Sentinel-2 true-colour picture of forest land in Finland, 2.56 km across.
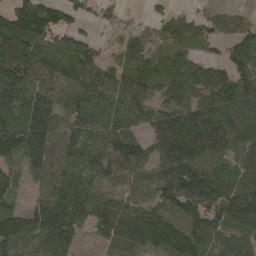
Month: April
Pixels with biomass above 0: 88%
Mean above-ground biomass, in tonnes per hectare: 102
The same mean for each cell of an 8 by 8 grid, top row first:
149 144 45 39 26 49 58 44
178 110 87 36 68 72 28 78
123 106 109 86 100 108 103 83
160 168 103 108 66 97 103 125
145 163 100 120 85 135 124 86
53 107 92 93 69 183 127 84
62 162 108 129 109 115 145 149
118 105 35 89 154 137 104 75
